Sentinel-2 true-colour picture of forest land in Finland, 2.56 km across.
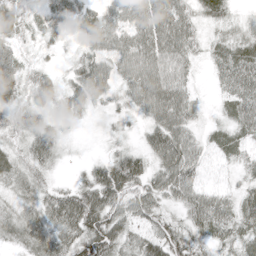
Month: May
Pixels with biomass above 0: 92%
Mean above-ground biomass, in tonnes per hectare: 52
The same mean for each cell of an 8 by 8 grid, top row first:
63 57 59 57 81 79 43 18
34 28 33 72 84 72 32 55
46 47 65 55 87 60 15 84
44 41 42 24 52 80 14 63
31 60 8 17 38 90 32 40
49 26 19 85 71 78 25 28
36 57 89 73 62 33 82 53
40 61 78 77 56 70 46 49
